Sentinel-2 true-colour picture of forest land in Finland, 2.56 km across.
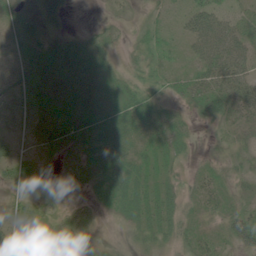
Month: June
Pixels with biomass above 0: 80%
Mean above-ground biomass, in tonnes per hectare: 26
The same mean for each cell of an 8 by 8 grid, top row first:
30 35 0 9 10 14 51 23
30 26 23 18 19 11 58 51
38 33 28 24 20 18 41 51
23 32 28 29 36 18 22 32
22 26 33 40 27 24 7 16
41 22 21 36 33 18 22 19
28 19 14 19 40 31 20 23
45 24 13 7 27 24 22 35
